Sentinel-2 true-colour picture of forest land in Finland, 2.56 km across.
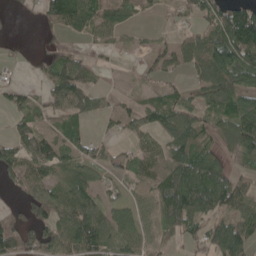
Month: May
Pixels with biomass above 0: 70%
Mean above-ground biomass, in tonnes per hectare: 56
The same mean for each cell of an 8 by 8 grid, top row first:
4 62 100 56 17 20 56 93
13 13 15 28 16 46 114 144
11 37 69 5 19 15 87 84
48 45 59 42 56 78 55 89
46 78 56 22 27 79 41 79
36 55 81 38 66 105 113 36
22 58 83 46 43 124 86 60
71 57 96 54 44 35 47 94
